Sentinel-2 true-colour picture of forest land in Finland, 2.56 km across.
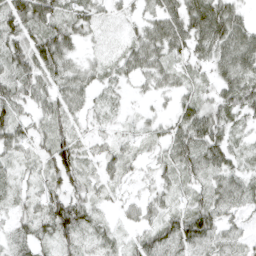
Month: April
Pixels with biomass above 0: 86%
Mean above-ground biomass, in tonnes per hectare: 37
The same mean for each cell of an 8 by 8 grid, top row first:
64 62 36 21 26 55 71 33
48 72 22 15 51 43 45 59
50 43 38 21 26 27 21 48
42 37 31 17 11 31 40 36
39 40 38 23 19 49 64 19
29 31 43 29 15 32 41 36
29 51 54 18 29 25 51 29
32 29 41 27 40 56 47 23
